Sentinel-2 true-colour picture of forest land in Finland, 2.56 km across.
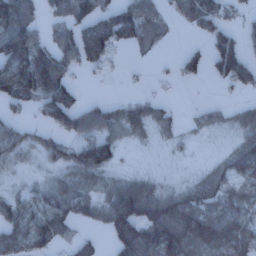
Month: January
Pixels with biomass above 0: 66%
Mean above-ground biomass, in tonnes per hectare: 66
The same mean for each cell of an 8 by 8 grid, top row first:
129 36 90 75 71 41 83 32
138 72 113 72 31 6 48 58
124 142 16 4 6 31 39 77
27 91 80 50 56 21 27 32
58 55 69 67 13 15 4 60
22 35 67 38 33 11 59 100
83 87 63 108 82 107 88 97
92 83 53 62 136 151 161 128
